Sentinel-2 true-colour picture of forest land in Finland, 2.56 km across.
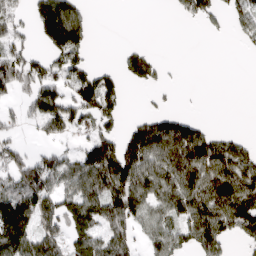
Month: April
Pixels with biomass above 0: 56%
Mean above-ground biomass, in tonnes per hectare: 82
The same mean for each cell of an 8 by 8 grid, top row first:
58 186 69 0 0 16 51 73
88 88 99 1 23 0 0 15
134 105 117 58 51 2 0 0
36 138 113 83 23 42 0 0
57 37 52 119 161 157 120 51
106 143 127 174 101 130 133 146
180 97 121 118 99 102 132 131
152 111 92 104 52 90 127 43
